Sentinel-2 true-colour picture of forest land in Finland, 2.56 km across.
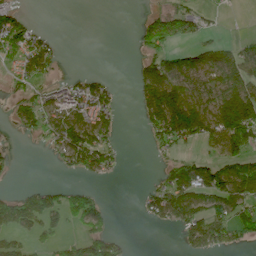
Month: June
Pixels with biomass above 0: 48%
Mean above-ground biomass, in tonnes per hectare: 63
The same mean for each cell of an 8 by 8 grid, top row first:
54 0 0 0 26 76 25 1
86 57 0 0 40 58 89 57
39 37 42 18 93 133 85 125
41 81 131 55 62 185 118 229
7 36 138 44 7 68 47 96
8 0 39 20 2 109 113 171
98 105 99 13 40 135 114 83
46 36 56 60 0 14 122 45
